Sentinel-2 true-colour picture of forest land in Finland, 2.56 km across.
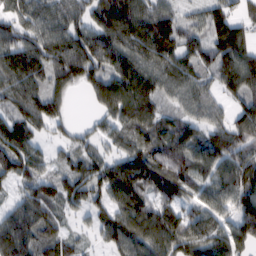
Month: February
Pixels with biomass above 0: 90%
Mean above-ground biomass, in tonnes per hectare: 88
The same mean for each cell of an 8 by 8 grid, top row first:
59 79 77 120 99 60 76 58
104 100 125 109 107 94 80 116
119 95 87 108 116 104 54 128
73 98 1 94 113 49 70 78
111 36 48 49 78 115 90 106
77 51 90 109 120 108 65 136
58 67 50 79 103 88 78 108
124 71 26 79 107 139 105 105
